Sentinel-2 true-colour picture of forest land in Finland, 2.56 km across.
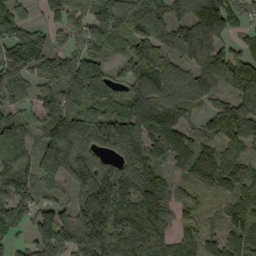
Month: September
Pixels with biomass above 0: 90%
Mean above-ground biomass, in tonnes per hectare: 125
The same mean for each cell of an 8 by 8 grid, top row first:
124 60 103 134 137 106 185 83
171 114 93 121 145 118 152 68
102 105 190 96 153 114 139 174
83 115 162 106 138 112 60 120
107 137 192 137 157 138 72 97
137 89 185 123 162 60 111 103
152 88 141 196 151 115 59 135
67 152 185 163 140 115 87 154
